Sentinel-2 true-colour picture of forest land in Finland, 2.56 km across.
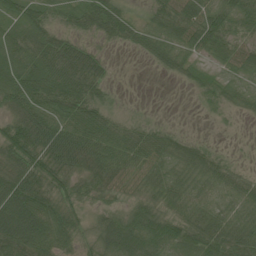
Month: July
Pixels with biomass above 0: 83%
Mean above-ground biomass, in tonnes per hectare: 48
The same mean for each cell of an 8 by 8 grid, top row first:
43 40 40 66 22 71 54 57
63 69 46 9 37 54 46 45
70 75 82 15 0 14 21 30
48 64 67 28 4 0 12 16
70 91 86 65 65 48 17 2
81 61 45 58 47 45 53 27
97 63 22 23 43 40 43 41
82 60 23 77 88 57 70 71
